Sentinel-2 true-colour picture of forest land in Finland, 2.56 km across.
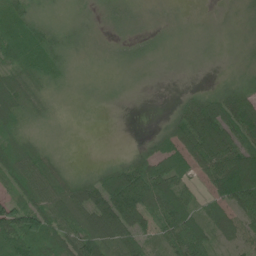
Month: June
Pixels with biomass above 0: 82%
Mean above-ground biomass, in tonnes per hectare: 38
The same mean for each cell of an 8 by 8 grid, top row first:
63 10 12 13 9 4 2 5
79 48 12 8 12 4 3 5
54 24 5 5 3 1 2 14
54 11 2 1 0 31 87 93
39 11 0 0 16 60 115 72
62 54 22 70 83 57 60 94
79 67 60 110 68 78 24 65
89 65 74 48 27 49 41 23
